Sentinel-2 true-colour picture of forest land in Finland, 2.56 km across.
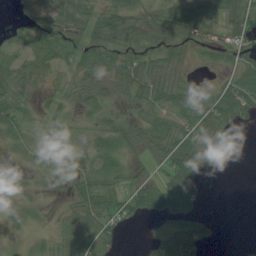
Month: July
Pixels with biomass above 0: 70%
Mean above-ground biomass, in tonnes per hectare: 34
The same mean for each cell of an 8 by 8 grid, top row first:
17 43 67 78 39 46 49 44
43 58 65 39 32 26 23 42
54 36 54 37 50 37 12 50
42 39 17 13 30 60 56 61
20 50 5 39 22 57 28 7
28 6 21 36 17 63 14 0
37 3 41 49 48 58 5 0
5 13 50 33 5 57 29 2
